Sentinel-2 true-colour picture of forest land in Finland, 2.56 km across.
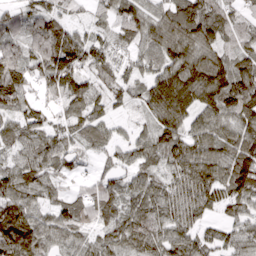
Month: March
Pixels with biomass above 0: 91%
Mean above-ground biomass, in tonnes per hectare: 85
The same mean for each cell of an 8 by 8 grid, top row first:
56 88 25 75 90 103 113 67
70 107 114 57 63 105 92 83
125 101 90 52 61 145 154 111
73 56 73 41 50 127 88 109
68 96 65 57 70 101 100 114
101 82 36 62 71 79 120 150
117 61 75 70 82 89 66 72
105 68 61 76 96 90 67 80
